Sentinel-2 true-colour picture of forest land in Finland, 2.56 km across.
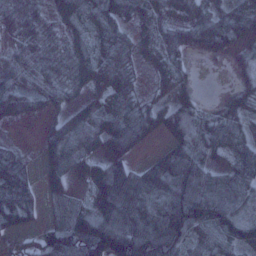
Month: January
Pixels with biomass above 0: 84%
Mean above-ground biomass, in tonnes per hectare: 58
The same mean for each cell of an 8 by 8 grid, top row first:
41 27 51 65 53 37 59 70
31 36 34 71 35 51 56 47
53 38 44 59 13 34 0 28
54 26 53 70 46 57 17 34
9 46 78 66 31 59 45 44
76 37 27 106 74 108 66 63
89 11 36 136 81 120 124 79
33 72 119 161 119 88 47 77
